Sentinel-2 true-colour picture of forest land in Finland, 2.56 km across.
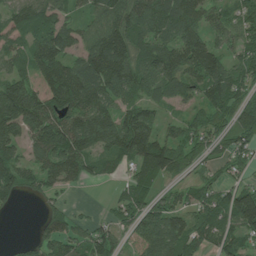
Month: July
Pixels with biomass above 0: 83%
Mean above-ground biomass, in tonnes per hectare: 89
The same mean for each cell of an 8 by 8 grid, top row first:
79 99 48 108 110 121 82 69
62 135 87 147 99 123 135 72
86 104 136 139 96 105 129 66
162 110 127 97 77 28 80 103
80 145 141 110 137 88 72 85
86 80 71 32 106 61 38 37
22 36 8 36 98 72 100 175
8 74 57 65 74 107 81 70
